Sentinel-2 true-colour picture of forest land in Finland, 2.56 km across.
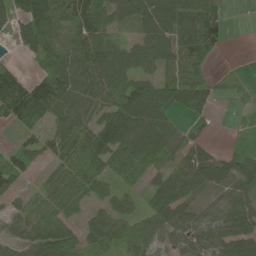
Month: June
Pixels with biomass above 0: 79%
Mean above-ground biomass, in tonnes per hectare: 78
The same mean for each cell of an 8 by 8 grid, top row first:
80 133 133 90 99 118 116 0
24 94 96 90 78 95 108 0
89 92 90 112 68 75 61 33
135 107 80 114 147 78 41 12
20 58 116 122 136 81 26 34
65 50 136 82 78 62 81 59
33 89 52 51 37 89 44 69
43 133 71 78 81 58 78 111
